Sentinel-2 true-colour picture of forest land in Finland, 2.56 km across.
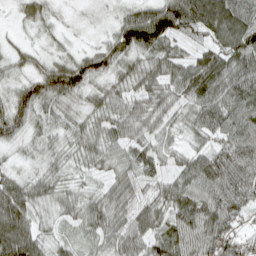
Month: April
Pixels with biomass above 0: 96%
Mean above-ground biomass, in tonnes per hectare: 62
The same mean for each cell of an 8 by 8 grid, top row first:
18 33 8 18 80 115 108 79
19 20 18 61 91 37 54 100
35 98 89 52 63 65 93 86
84 51 47 59 64 54 77 77
48 46 51 57 59 36 43 86
47 44 29 46 54 49 92 85
113 40 53 63 60 79 79 64
138 45 39 57 67 87 83 67
